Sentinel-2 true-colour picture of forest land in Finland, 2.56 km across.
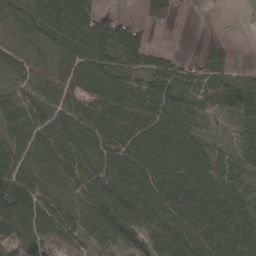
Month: April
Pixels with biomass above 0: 87%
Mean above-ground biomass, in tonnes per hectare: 87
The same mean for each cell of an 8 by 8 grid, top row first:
93 106 96 58 15 6 2 2
70 76 102 107 81 6 31 1
75 84 98 116 64 71 41 38
88 94 94 111 93 103 43 64
103 109 123 103 115 138 54 51
154 89 114 104 110 131 136 78
105 106 86 110 115 117 129 102
100 120 79 72 81 125 126 132
